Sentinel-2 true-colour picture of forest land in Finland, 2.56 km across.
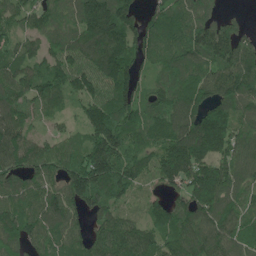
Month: May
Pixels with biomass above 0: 91%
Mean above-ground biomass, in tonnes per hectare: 120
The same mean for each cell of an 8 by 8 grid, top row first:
87 85 120 189 86 100 106 26
90 84 123 156 116 91 165 148
132 119 115 153 70 89 114 152
103 76 57 162 115 126 146 107
136 77 85 220 110 160 187 112
117 121 205 211 89 154 191 123
114 119 99 115 60 103 155 102
134 98 85 149 116 120 134 94
